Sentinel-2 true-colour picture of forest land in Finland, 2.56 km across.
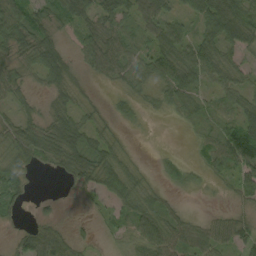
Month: September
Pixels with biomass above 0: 77%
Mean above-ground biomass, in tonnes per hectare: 37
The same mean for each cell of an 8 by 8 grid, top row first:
74 45 41 47 49 27 66 70
49 63 31 50 27 68 56 45
41 51 24 27 30 63 35 34
29 30 33 18 15 19 18 34
45 71 56 32 1 0 27 93
35 6 45 48 17 27 13 43
22 10 5 24 45 17 4 17
27 66 18 12 54 49 50 49
